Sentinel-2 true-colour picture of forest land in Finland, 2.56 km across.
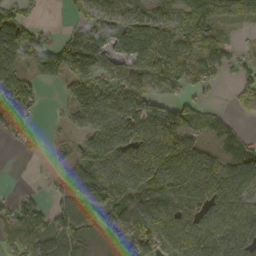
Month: October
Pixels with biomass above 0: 77%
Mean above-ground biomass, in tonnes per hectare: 72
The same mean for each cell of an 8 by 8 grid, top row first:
68 1 42 96 68 56 78 49
119 85 160 72 86 90 79 17
98 38 105 52 74 65 46 51
116 6 75 95 109 98 60 14
33 21 62 116 73 99 29 38
0 11 91 87 118 131 107 71
54 51 117 81 79 80 94 82
66 62 68 66 84 86 106 95
